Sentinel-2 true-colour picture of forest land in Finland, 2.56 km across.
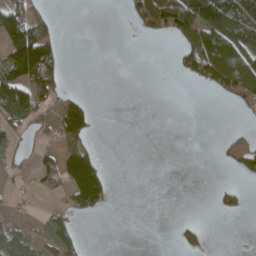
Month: April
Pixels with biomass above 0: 31%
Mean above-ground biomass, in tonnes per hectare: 43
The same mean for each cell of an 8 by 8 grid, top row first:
129 44 0 0 86 139 150 126
166 114 0 0 0 36 134 107
127 120 0 0 0 6 84 120
101 40 102 0 0 0 0 14
29 27 86 0 0 0 0 28
18 57 187 17 0 0 0 21
8 17 66 8 0 0 2 26
87 56 28 0 0 24 15 0
